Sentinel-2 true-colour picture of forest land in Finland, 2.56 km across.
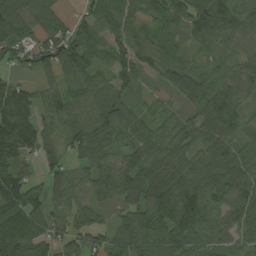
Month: August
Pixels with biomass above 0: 89%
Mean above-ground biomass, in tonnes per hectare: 91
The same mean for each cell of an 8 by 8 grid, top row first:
123 97 44 107 72 74 157 91
97 106 127 74 74 60 57 58
41 40 89 81 33 87 80 103
188 59 77 113 53 31 120 86
169 73 101 66 96 81 81 91
104 76 61 118 138 95 99 95
137 81 60 86 119 163 109 99
147 96 81 87 103 115 68 62
